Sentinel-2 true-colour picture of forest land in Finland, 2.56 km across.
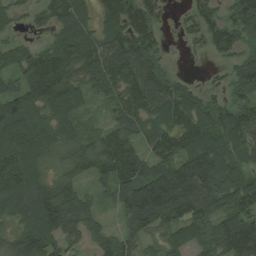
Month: August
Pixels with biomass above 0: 89%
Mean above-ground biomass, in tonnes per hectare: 102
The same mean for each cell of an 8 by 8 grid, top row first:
54 78 95 115 136 20 85 97
57 72 152 123 122 7 61 80
70 187 105 128 128 52 21 82
139 89 67 61 117 153 96 107
110 76 84 128 69 132 119 97
143 63 72 119 127 149 152 92
130 162 110 35 223 173 117 134
94 124 54 77 77 75 87 198
